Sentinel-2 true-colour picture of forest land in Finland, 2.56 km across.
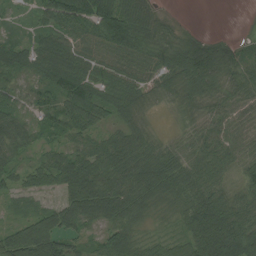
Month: August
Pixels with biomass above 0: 90%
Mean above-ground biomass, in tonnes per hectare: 68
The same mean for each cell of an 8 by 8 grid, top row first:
18 92 106 121 85 11 0 0
57 75 58 86 77 74 96 34
35 59 94 64 57 90 111 65
47 45 94 57 49 35 54 47
68 33 46 57 68 36 68 47
51 64 116 79 96 81 71 41
34 55 120 114 52 33 115 73
111 133 44 88 32 43 139 122
